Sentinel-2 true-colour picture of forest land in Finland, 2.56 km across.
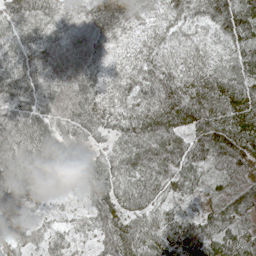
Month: May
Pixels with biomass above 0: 98%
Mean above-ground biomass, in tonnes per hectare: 72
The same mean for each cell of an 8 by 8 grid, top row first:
66 49 49 106 46 58 68 102
56 63 62 37 50 50 43 74
80 79 75 43 67 76 81 80
92 73 84 60 86 130 121 93
85 69 61 56 94 106 119 130
71 64 57 68 80 88 48 83
70 44 40 77 72 39 61 85
56 59 38 77 77 81 71 52
